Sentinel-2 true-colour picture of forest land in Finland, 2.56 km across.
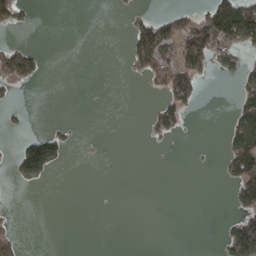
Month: April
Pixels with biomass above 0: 19%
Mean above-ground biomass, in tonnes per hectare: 30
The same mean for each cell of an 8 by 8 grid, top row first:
52 0 0 0 27 52 108 208
61 3 0 0 107 92 137 86
59 3 0 0 23 114 12 46
10 0 0 0 6 66 0 71
24 101 3 0 2 1 2 101
26 29 0 0 0 0 0 106
2 0 0 1 0 0 0 44
27 0 0 0 0 0 0 116
